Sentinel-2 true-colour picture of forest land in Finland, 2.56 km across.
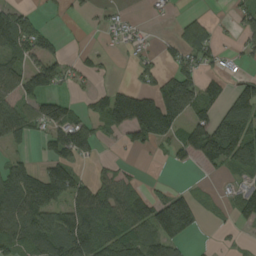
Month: August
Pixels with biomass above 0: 56%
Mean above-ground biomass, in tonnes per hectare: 77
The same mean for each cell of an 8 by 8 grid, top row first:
85 10 14 24 8 10 12 50
110 64 11 16 21 43 62 37
93 125 35 15 40 122 52 44
90 121 43 158 198 145 77 143
42 73 122 17 69 81 161 185
112 127 52 62 11 1 13 43
126 138 119 123 102 197 17 71
111 125 153 144 115 113 2 10
